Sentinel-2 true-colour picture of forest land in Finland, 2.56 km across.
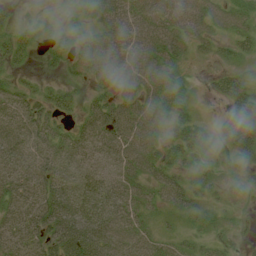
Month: July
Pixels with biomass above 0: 81%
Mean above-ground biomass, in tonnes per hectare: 35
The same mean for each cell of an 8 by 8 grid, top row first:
10 8 18 50 59 58 47 36
27 20 36 59 55 44 19 25
15 9 19 46 48 30 7 28
30 33 25 58 51 30 2 55
49 30 35 51 50 29 24 58
43 47 30 26 33 25 18 23
41 62 57 55 30 20 19 10
40 49 71 51 39 21 19 9
